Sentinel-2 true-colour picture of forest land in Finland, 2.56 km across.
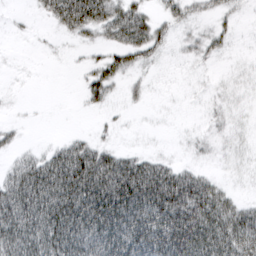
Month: March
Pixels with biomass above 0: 57%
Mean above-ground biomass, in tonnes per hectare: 38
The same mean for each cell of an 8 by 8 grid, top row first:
3 29 84 59 44 28 16 11
0 2 10 37 50 9 22 2
0 0 12 41 8 0 2 6
2 0 5 9 4 1 5 7
12 9 33 11 2 2 8 10
43 75 94 102 92 54 19 7
84 85 95 108 92 91 77 36
87 88 84 85 91 88 84 80
